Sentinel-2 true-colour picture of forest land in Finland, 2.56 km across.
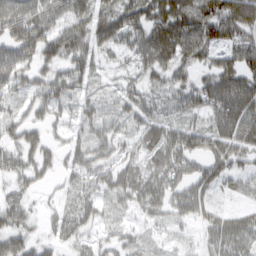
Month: March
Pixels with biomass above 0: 78%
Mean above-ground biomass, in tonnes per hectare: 49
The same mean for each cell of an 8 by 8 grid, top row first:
74 67 57 58 63 85 92 85
102 79 63 38 63 83 55 62
65 54 47 10 32 38 45 72
27 44 30 23 47 30 53 77
46 36 36 53 44 76 53 59
34 29 41 57 56 65 69 36
46 10 39 25 42 44 38 19
55 21 29 27 19 11 37 64
